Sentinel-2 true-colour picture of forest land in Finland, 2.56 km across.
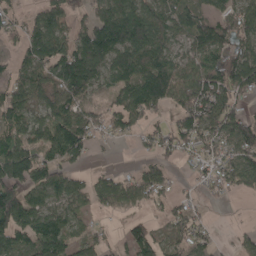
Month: April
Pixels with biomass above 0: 74%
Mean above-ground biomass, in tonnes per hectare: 86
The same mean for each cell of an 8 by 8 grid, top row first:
47 98 49 170 128 86 56 99
42 123 128 161 142 69 107 91
68 77 158 69 127 122 122 135
96 76 81 68 105 71 129 74
92 102 101 22 39 83 92 141
132 112 39 42 80 24 64 100
170 94 56 42 41 54 23 2
95 124 64 30 108 79 41 32
